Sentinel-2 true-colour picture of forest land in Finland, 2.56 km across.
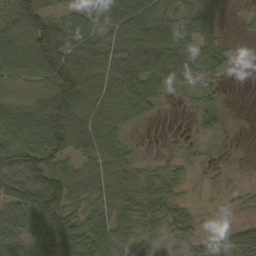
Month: October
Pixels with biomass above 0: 77%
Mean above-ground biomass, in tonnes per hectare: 52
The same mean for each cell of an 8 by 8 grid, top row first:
124 84 63 69 67 50 39 6
50 123 79 54 106 79 52 7
39 53 99 73 72 50 32 1
31 94 88 78 44 3 45 0
34 74 70 68 4 6 12 0
79 107 66 59 35 31 2 6
87 131 40 45 46 33 4 10
67 79 80 63 28 25 32 64
